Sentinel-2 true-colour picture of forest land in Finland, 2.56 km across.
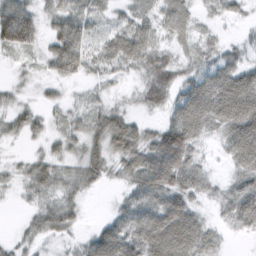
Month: February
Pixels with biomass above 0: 84%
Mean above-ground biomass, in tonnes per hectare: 45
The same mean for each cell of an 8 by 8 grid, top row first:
99 32 53 25 33 48 13 17
54 37 73 54 52 24 21 25
10 25 26 19 30 39 73 87
26 17 25 45 16 57 93 109
8 19 35 63 61 114 18 100
15 45 42 23 78 92 28 46
4 39 23 14 69 83 16 66
17 22 19 88 85 110 50 6
